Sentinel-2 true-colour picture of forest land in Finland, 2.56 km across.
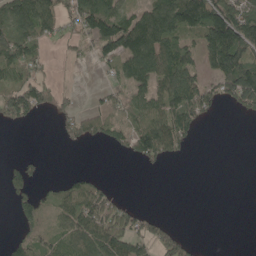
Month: May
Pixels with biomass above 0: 52%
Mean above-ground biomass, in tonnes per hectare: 73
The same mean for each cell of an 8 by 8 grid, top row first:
129 114 140 149 118 159 169 170
135 27 47 146 160 117 108 181
76 47 4 33 104 128 75 186
127 39 64 71 117 138 63 57
0 0 46 56 155 107 0 0
59 12 37 5 4 0 0 0
40 41 119 96 20 0 0 0
46 46 101 134 93 77 1 0
